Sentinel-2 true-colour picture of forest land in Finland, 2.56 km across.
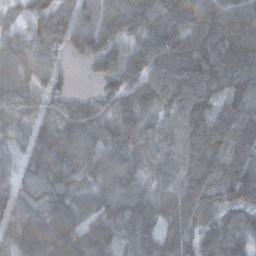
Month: November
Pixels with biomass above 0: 93%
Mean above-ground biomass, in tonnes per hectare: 78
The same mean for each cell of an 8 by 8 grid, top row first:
44 116 72 95 98 101 120 126
89 95 76 69 82 123 100 119
77 58 3 66 88 101 92 88
66 46 70 72 81 67 66 65
38 87 93 84 65 57 85 74
47 76 71 93 62 62 80 76
69 78 81 78 76 90 62 63
80 101 93 60 73 69 62 85
